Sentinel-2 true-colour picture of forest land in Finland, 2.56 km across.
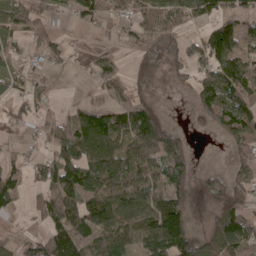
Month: May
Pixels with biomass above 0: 70%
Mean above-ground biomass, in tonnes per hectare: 77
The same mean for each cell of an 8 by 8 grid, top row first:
70 54 49 43 77 112 92 79
28 47 2 19 48 45 130 87
36 22 0 13 24 27 112 130
23 17 52 78 105 1 100 122
12 52 148 117 144 99 0 104
52 92 152 184 111 108 38 74
26 61 135 142 144 134 29 96
27 108 104 91 86 150 114 123
